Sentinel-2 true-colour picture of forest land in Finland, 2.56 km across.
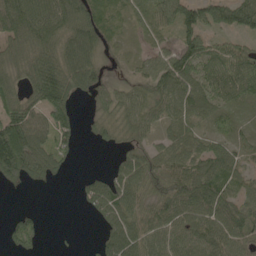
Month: May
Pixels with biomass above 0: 80%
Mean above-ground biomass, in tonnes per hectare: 68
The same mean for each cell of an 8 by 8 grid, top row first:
157 135 103 38 41 83 83 91
60 90 121 24 23 68 63 49
48 149 105 31 53 109 89 88
98 103 18 48 69 68 63 25
181 93 20 27 41 72 46 35
95 50 14 62 80 89 89 46
11 1 12 94 65 92 95 75
71 5 3 82 75 62 79 77
